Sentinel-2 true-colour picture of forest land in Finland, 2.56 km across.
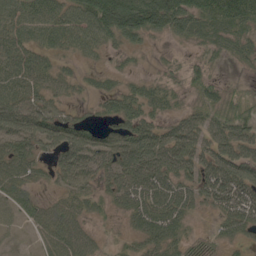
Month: May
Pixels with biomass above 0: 78%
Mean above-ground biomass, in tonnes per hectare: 67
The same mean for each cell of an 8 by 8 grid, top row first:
67 82 82 196 202 163 101 128
67 54 38 33 36 15 41 49
84 58 31 27 34 22 38 8
103 65 21 52 67 32 46 47
74 75 100 70 107 99 66 79
78 32 84 67 110 89 107 127
46 44 52 32 87 87 38 125
6 50 69 12 55 57 12 43
